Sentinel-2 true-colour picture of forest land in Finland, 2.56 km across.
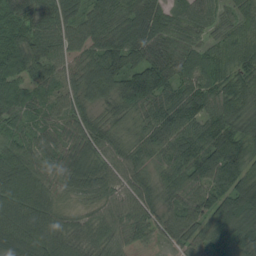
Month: August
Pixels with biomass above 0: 98%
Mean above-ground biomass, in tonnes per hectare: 76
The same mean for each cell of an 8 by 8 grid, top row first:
68 85 75 80 91 49 59 54
84 83 70 91 96 70 49 60
80 57 70 116 141 78 57 80
69 45 62 53 66 87 67 93
84 55 71 59 50 77 108 123
118 62 83 66 53 70 135 116
96 66 34 62 77 59 104 96
104 88 64 60 59 56 76 66
